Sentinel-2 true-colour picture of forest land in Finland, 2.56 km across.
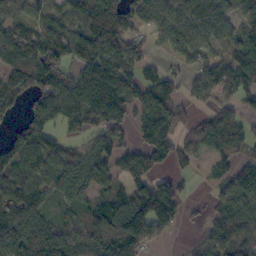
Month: October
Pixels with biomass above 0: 77%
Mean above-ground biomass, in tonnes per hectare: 96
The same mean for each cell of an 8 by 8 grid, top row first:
53 56 84 177 87 103 124 89
145 152 88 119 64 81 88 101
89 115 108 156 79 65 114 153
61 116 145 127 101 84 50 64
106 56 37 92 86 89 80 92
96 92 130 102 98 68 33 89
149 61 98 113 129 49 29 96
150 177 119 147 111 4 52 94
